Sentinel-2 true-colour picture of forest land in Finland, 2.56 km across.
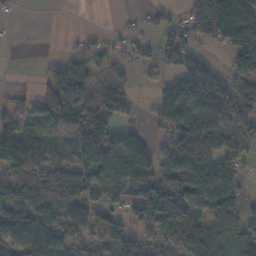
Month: November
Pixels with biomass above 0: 71%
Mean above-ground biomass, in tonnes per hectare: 78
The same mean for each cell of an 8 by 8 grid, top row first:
7 0 0 1 14 24 143 196
1 0 23 28 30 104 29 129
0 53 88 58 22 54 164 81
29 84 108 90 20 114 139 77
219 89 139 139 72 98 116 84
78 70 100 96 129 113 140 49
80 64 60 57 96 144 93 55
105 144 72 62 52 99 103 93
